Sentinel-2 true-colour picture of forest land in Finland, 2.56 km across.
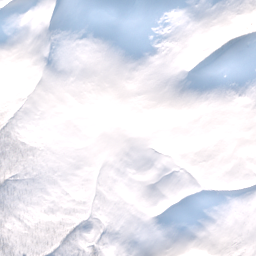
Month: February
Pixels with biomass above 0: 19%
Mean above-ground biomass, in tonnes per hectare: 3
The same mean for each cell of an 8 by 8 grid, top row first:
0 0 0 0 0 0 0 6
0 0 0 0 0 0 3 5
0 0 0 0 0 0 0 0
9 0 0 0 0 0 0 0
25 4 0 0 0 0 0 0
20 3 0 0 0 0 0 1
17 6 5 3 0 0 0 0
17 20 18 3 0 0 0 4
